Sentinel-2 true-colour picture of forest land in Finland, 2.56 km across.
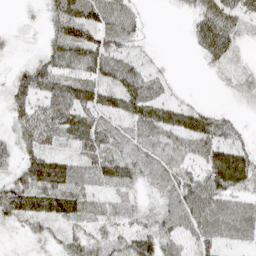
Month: April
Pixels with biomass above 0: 84%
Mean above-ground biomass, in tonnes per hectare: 37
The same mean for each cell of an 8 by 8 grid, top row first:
3 30 69 56 15 4 54 38
10 31 61 42 14 0 48 16
35 54 51 41 44 6 3 21
41 59 55 40 62 43 29 10
31 41 51 38 37 38 58 36
32 62 34 44 30 39 56 58
51 52 40 23 24 53 68 44
7 20 28 29 45 46 47 30
